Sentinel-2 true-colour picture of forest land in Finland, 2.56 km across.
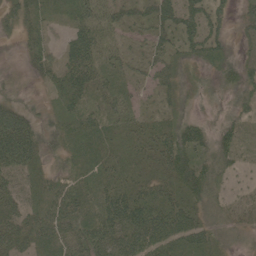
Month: June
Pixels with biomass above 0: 93%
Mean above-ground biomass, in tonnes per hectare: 44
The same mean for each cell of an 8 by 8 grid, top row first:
46 29 52 52 37 67 64 30
13 35 67 40 26 38 56 17
16 35 65 39 27 29 13 37
60 18 43 44 24 24 8 25
116 29 55 31 39 70 43 34
50 38 48 45 36 58 45 18
47 61 57 80 73 65 27 21
62 47 58 64 78 74 50 11
